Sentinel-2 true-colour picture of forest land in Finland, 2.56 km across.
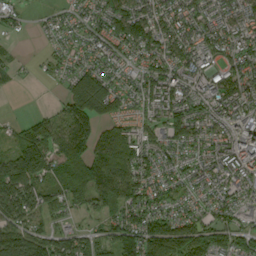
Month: September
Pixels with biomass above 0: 85%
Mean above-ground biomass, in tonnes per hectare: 80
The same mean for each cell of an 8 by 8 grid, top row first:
38 21 38 103 87 74 55 86
13 18 40 66 86 85 61 83
18 13 117 61 78 97 61 92
2 27 163 72 49 112 80 89
67 99 113 107 73 82 79 112
166 78 108 140 77 56 65 79
126 75 53 112 92 59 49 65
129 94 77 87 166 175 118 79
